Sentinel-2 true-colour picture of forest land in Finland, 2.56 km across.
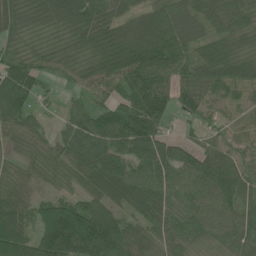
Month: June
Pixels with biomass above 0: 91%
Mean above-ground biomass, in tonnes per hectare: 77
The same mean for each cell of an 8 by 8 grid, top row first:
68 76 103 80 73 78 67 66
41 42 58 96 128 87 57 58
100 28 49 75 121 70 75 58
93 16 52 71 132 51 34 20
46 50 94 89 113 45 35 27
41 44 64 105 86 80 102 72
82 90 117 77 98 72 82 70
124 160 241 162 67 62 51 69
